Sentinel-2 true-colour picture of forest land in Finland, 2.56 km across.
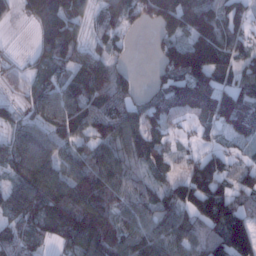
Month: January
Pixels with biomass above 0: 82%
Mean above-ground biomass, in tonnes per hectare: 82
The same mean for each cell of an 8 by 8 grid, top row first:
34 100 58 63 83 142 125 88
4 81 69 47 1 97 167 68
28 59 83 74 5 100 125 73
45 83 88 78 62 64 74 117
81 89 64 88 96 26 28 42
71 108 92 100 40 40 126 71
100 134 132 88 66 84 136 111
72 56 118 118 96 94 115 175
